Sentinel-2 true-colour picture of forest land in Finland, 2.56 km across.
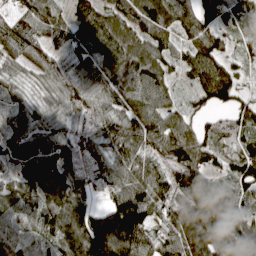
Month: April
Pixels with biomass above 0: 94%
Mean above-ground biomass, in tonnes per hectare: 96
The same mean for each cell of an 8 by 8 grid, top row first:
63 97 89 94 130 112 97 80
93 85 102 140 110 74 123 55
40 65 91 111 142 49 131 63
46 47 82 86 111 76 52 82
83 89 76 87 93 132 93 92
69 109 73 90 131 99 94 109
92 97 101 104 119 118 159 88
69 62 129 189 95 117 155 139
